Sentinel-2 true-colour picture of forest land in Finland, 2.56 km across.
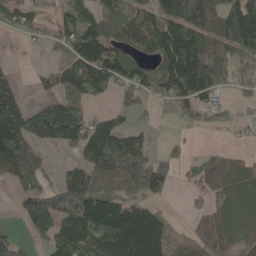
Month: May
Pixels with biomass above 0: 69%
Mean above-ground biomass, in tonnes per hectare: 92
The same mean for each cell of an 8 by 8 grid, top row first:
62 30 112 97 84 171 127 156
1 38 148 106 80 182 106 126
24 43 127 92 85 166 130 45
103 123 98 35 36 42 42 20
180 89 112 143 58 16 5 8
79 43 93 184 130 26 65 125
34 180 171 155 94 2 76 135
56 75 116 158 201 38 97 96
